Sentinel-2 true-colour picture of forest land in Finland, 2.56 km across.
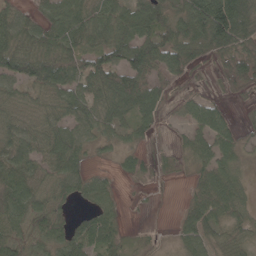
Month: May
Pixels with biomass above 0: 79%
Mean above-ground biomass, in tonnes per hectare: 59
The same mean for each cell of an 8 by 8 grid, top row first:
55 57 83 72 88 63 174 106
79 80 79 93 95 96 80 74
78 105 86 83 84 37 13 70
48 51 73 79 76 21 75 9
67 83 59 29 26 17 63 38
69 51 55 18 29 13 65 40
70 64 17 33 4 10 81 51
60 65 78 53 13 22 53 46
